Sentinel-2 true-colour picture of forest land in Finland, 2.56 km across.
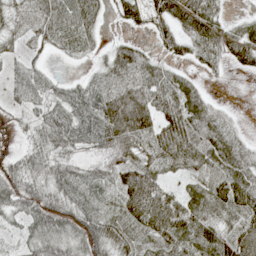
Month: May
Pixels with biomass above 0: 79%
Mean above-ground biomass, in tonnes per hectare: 50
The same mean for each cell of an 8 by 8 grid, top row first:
39 63 87 22 50 80 66 14
21 33 32 30 27 43 61 80
39 38 25 55 66 57 11 1
21 51 68 94 93 86 53 4
5 36 45 75 39 83 79 43
51 34 39 46 68 18 48 72
42 67 50 32 109 78 59 69
15 58 51 61 31 63 57 77
